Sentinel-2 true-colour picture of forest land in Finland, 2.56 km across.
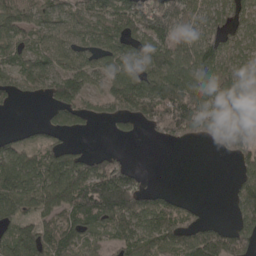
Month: April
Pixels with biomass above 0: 72%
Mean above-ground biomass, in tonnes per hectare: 93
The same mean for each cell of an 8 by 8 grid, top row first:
98 82 74 111 171 139 65 59
86 89 79 94 105 104 123 72
82 109 100 87 134 143 106 83
8 36 83 74 125 190 133 99
55 56 13 6 4 42 54 141
129 145 150 183 29 0 0 57
96 98 161 178 116 79 7 114
119 112 70 54 122 140 141 120
